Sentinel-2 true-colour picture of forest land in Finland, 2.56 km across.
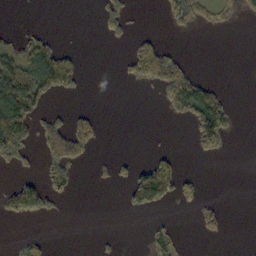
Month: October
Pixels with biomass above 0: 24%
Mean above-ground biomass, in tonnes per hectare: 32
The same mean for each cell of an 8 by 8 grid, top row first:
0 0 0 50 2 45 30 18
39 72 8 4 72 14 0 0
104 105 30 1 66 103 26 0
136 37 22 0 0 29 126 5
109 89 87 0 1 1 56 0
24 59 10 21 91 80 1 0
83 38 0 0 55 10 22 0
9 14 0 7 9 32 11 0
